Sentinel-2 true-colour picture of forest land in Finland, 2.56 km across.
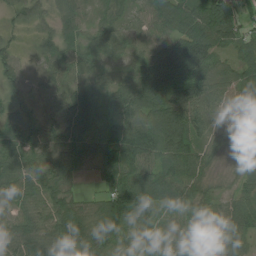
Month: July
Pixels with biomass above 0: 95%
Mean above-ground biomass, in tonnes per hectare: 81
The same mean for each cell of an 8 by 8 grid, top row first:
33 42 63 52 56 107 125 75
29 64 62 53 48 95 114 75
41 68 65 59 99 121 117 92
61 42 108 66 124 116 97 72
96 80 108 120 123 134 59 60
89 138 45 118 107 108 48 44
70 91 85 134 101 63 50 60
95 97 119 88 35 46 90 58
